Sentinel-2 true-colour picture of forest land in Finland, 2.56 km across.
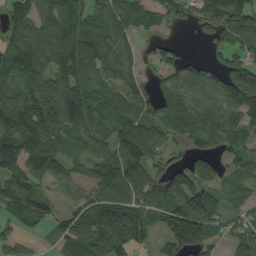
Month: September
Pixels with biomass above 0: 83%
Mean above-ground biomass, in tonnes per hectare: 85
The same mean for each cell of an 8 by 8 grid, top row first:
72 101 92 90 80 45 78 87
97 109 138 85 29 42 23 77
79 77 120 58 25 86 67 107
129 121 113 82 68 111 90 96
133 124 63 80 102 34 60 61
81 67 46 98 89 92 97 78
104 72 78 158 99 157 119 53
29 22 109 145 52 127 93 60
